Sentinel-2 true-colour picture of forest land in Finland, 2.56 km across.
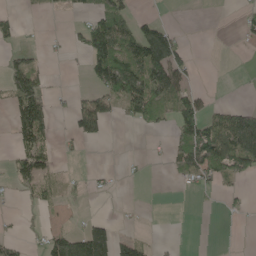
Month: May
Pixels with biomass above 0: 33%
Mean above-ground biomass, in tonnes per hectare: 40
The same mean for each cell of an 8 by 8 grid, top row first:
20 2 12 103 19 1 0 23
26 5 29 148 144 78 0 3
87 23 3 126 116 86 0 0
64 49 60 34 72 85 47 89
38 31 15 2 2 51 114 155
43 36 6 7 2 18 60 43
4 14 3 0 2 0 2 9
24 53 148 108 26 4 0 0
